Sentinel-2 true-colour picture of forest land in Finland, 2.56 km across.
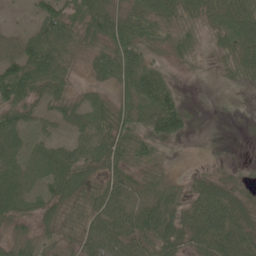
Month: June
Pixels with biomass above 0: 79%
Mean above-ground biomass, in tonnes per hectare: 42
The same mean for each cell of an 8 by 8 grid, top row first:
3 61 56 60 46 43 40 65
54 89 29 58 50 32 12 53
103 74 11 45 79 14 3 22
58 28 40 54 57 70 0 0
50 31 36 65 37 12 0 0
56 39 54 41 30 9 25 17
44 32 44 58 48 52 66 51
34 26 39 60 47 59 64 65
